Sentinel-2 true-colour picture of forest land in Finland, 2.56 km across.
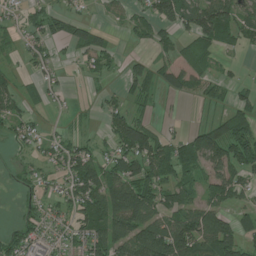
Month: July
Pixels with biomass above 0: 58%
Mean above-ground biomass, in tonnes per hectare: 50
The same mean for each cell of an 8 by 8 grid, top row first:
19 44 23 16 35 77 110 66
19 32 45 23 14 40 50 35
29 30 7 13 54 55 44 14
39 19 8 41 23 4 23 63
24 30 35 37 100 54 129 106
13 25 99 73 78 64 57 58
8 32 66 88 97 67 68 40
61 31 47 105 120 134 95 70
